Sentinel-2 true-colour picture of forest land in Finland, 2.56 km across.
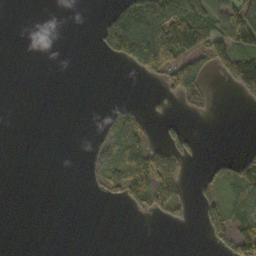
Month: October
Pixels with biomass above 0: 29%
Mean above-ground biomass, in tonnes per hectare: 35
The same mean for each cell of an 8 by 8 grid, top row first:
0 0 0 48 173 139 91 149
0 0 0 79 189 122 90 86
0 0 0 0 20 85 28 80
0 0 0 17 17 5 8 1
0 0 0 38 56 52 0 2
0 0 1 56 118 82 25 67
0 0 0 2 33 41 41 43
0 0 0 0 0 0 18 114
